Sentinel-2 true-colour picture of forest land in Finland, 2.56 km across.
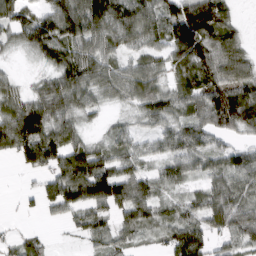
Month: March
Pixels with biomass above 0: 81%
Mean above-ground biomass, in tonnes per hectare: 74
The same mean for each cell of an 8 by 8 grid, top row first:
88 27 107 134 97 129 167 23
28 88 84 67 62 101 98 68
28 55 98 85 99 49 79 105
99 98 66 22 65 64 106 129
115 135 66 59 35 74 60 42
6 71 138 131 64 63 59 79
8 46 80 83 81 45 85 81
33 21 25 58 27 97 70 63
